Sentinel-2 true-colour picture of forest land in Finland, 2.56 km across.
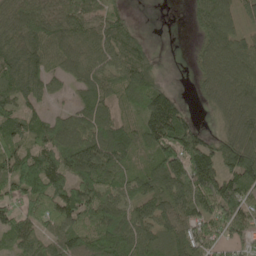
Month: May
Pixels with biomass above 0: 85%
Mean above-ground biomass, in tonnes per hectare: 89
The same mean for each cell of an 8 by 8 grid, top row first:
143 102 107 61 0 0 98 62
126 108 102 86 49 0 80 88
115 69 74 62 100 4 81 115
75 41 83 58 95 112 22 128
70 97 148 120 60 142 90 128
115 130 120 90 60 137 156 132
70 101 114 101 78 118 92 102
78 78 91 117 96 97 73 53
